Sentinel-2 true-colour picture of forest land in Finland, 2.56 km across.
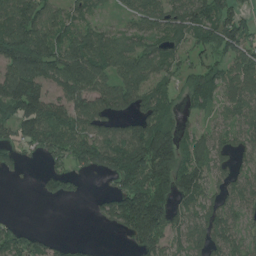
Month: July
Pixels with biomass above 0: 72%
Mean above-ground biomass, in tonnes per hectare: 91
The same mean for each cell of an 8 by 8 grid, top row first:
130 90 54 16 98 92 139 84
188 142 128 104 89 48 97 108
167 106 156 87 91 62 110 96
132 120 103 89 84 66 45 86
83 91 112 109 181 130 86 62
16 53 39 88 163 184 85 60
1 1 0 93 263 86 73 70
90 49 11 3 143 58 96 64
